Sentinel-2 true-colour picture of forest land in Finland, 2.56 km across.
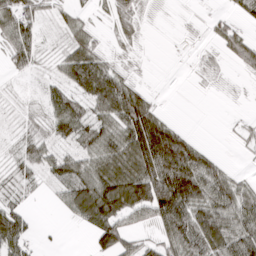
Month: March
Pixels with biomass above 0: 71%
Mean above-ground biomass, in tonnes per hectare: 46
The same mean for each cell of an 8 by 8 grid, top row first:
89 20 21 32 19 4 10 33
67 9 57 14 8 1 12 55
9 17 77 69 10 2 12 7
9 40 47 75 97 3 0 3
18 32 42 70 120 121 14 12
26 28 72 88 101 146 97 23
34 3 79 108 76 125 86 82
67 2 0 78 26 76 88 84
